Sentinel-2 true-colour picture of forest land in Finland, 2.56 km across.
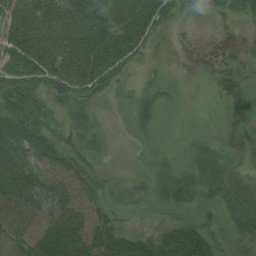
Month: August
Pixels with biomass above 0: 83%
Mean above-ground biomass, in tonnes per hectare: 54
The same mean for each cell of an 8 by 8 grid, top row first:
80 99 120 117 139 35 35 41
101 114 112 124 51 5 3 16
76 79 111 56 16 4 0 5
89 46 38 9 39 7 4 4
112 72 37 9 14 6 29 17
116 66 65 14 19 43 49 39
74 69 81 28 16 35 17 74
40 103 106 97 47 78 52 24
